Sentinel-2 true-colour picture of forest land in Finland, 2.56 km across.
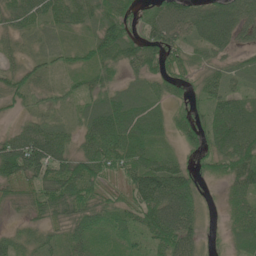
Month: June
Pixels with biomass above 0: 88%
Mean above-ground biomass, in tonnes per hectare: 54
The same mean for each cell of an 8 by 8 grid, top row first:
72 62 54 65 29 90 79 70
23 19 28 67 62 53 55 31
49 25 28 32 48 41 38 35
21 25 37 98 80 32 50 71
77 102 44 91 70 26 60 90
77 71 85 33 107 86 25 71
20 65 67 40 80 108 12 52
34 31 42 25 40 95 12 51
